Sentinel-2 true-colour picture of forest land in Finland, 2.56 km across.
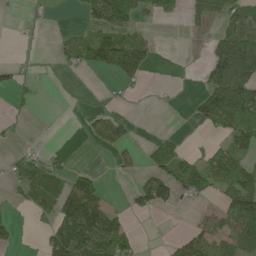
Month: May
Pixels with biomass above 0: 39%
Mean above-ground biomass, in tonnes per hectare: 46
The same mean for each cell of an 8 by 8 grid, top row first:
3 4 23 109 33 21 58 65
1 1 70 159 74 0 27 143
25 1 1 19 29 0 67 133
3 0 4 14 1 3 91 136
8 6 1 42 13 30 15 58
47 60 46 6 30 91 91 99
10 34 169 32 30 15 14 129
17 70 164 108 4 26 54 102
